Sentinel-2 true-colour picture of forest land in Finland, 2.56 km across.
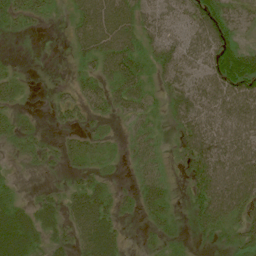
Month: July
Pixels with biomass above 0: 80%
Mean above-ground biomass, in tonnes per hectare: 42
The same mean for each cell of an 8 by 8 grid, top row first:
43 21 49 83 43 36 78 32
3 1 38 75 37 45 62 64
30 5 26 50 39 41 57 106
27 13 30 28 35 30 51 70
23 17 36 11 39 26 63 63
10 8 28 16 35 13 75 77
54 44 86 46 37 24 79 57
99 41 59 73 11 21 18 37
